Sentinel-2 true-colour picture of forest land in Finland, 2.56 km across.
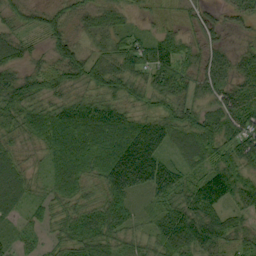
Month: September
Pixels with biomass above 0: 90%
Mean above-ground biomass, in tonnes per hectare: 58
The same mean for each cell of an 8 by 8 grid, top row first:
30 32 40 41 16 17 27 39
47 31 43 56 73 72 42 21
62 57 49 66 44 84 70 52
48 52 78 70 37 63 54 78
31 62 114 129 133 60 73 79
62 34 68 111 121 70 63 57
42 38 54 72 20 69 89 45
27 27 76 57 41 86 86 36
